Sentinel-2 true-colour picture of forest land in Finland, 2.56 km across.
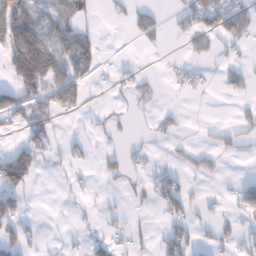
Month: January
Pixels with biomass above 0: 35%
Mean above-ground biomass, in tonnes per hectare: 40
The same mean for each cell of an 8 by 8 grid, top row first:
142 52 44 11 47 25 100 96
157 142 95 2 8 2 27 32
119 124 61 10 18 24 15 47
89 72 21 8 5 12 0 10
30 63 19 7 12 12 13 26
138 3 13 25 18 39 32 9
59 0 9 11 8 60 21 36
71 5 12 37 15 65 24 42
